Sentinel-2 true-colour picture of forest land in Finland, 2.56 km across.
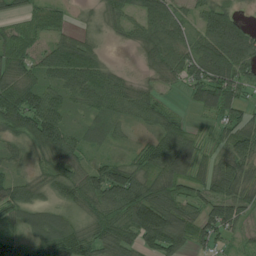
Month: July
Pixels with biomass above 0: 89%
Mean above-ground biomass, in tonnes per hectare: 73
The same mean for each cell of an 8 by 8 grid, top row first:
49 63 20 53 75 80 69 36
77 68 95 10 55 89 99 118
84 63 108 70 28 45 127 91
120 117 41 78 72 33 52 59
52 100 67 42 45 119 37 83
49 74 72 112 92 104 70 75
86 65 55 96 125 88 62 64
60 99 86 82 93 99 56 25
